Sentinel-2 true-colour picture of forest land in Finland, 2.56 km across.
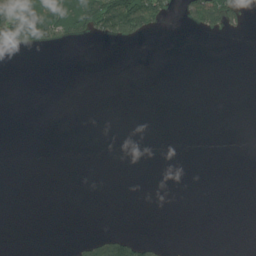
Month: July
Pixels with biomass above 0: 11%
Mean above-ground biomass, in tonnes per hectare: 17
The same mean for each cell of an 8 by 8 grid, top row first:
126 126 131 162 146 17 117 39
49 36 3 2 2 0 0 0
0 0 0 0 0 0 0 0
0 0 0 0 0 0 0 0
0 0 0 0 0 0 0 0
0 0 0 0 0 0 0 0
0 0 0 0 0 0 0 0
0 0 17 75 32 0 0 0
